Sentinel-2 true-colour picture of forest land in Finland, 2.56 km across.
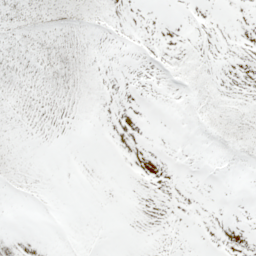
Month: May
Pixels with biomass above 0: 24%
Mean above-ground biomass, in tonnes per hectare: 3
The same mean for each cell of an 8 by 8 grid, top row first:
16 21 15 1 0 0 0 0
13 19 13 0 0 0 0 0
11 15 14 0 0 2 5 0
4 3 4 0 0 1 10 9
2 0 0 0 0 0 4 14
5 0 0 0 0 0 0 0
0 0 0 0 0 0 0 0
0 0 0 0 0 0 0 0
